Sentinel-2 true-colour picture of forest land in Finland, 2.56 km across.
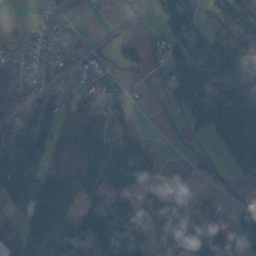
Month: October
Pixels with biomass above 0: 67%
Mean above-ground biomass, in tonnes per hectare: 66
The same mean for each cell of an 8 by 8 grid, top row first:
1 21 10 3 18 73 43 132
46 36 33 22 41 47 94 127
50 37 33 29 19 71 117 119
65 89 60 63 4 35 112 115
125 73 66 75 51 9 18 110
140 75 76 69 92 8 34 30
46 135 39 113 101 87 60 67
64 99 74 143 65 57 170 74
